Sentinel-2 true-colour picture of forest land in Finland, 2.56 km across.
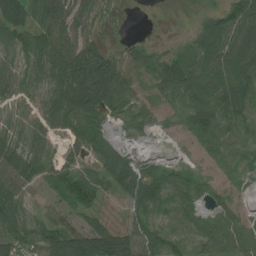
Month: July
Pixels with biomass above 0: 83%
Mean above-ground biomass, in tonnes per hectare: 50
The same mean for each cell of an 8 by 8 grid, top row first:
65 66 39 16 1 0 26 72
50 89 64 23 30 22 65 67
35 52 90 95 36 95 71 65
30 50 91 45 35 30 101 52
43 25 49 46 9 9 64 41
68 39 42 55 53 51 24 23
70 33 46 7 58 44 27 30
53 65 107 101 83 43 56 49
